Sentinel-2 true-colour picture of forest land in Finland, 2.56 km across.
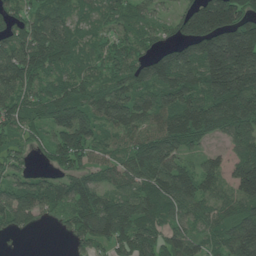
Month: June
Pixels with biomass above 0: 89%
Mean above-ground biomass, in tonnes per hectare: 108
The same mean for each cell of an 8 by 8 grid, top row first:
72 138 69 80 63 58 221 163
111 194 88 77 58 89 191 245
139 84 102 95 110 144 172 236
106 104 137 115 95 138 146 156
57 68 144 53 117 122 40 75
65 51 95 73 121 134 91 118
136 67 109 120 119 84 75 110
11 0 65 112 117 109 79 160
